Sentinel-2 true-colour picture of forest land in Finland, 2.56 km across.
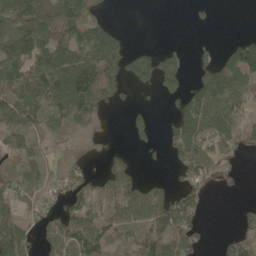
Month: May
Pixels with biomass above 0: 61%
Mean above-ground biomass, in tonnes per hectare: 66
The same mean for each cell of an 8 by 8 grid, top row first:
112 114 103 10 0 0 8 0
99 110 95 100 22 22 17 87
91 137 148 125 44 55 84 108
96 75 107 27 18 49 129 88
57 30 29 15 20 80 106 63
58 43 58 70 23 30 83 22
55 56 84 77 104 111 20 20
92 64 93 50 106 122 14 61
